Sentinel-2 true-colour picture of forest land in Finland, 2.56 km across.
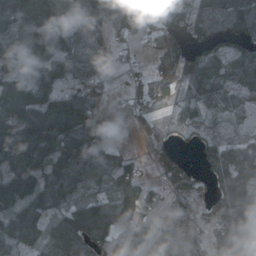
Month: October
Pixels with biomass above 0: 81%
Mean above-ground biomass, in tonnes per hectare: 96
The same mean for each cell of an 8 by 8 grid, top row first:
126 192 130 145 134 108 114 163
51 177 93 46 34 109 82 80
101 102 57 21 43 96 132 90
148 166 141 11 33 34 41 28
193 156 150 45 13 30 51 57
134 126 121 90 42 114 58 130
110 93 85 103 68 87 82 167
97 90 132 72 85 123 91 143
